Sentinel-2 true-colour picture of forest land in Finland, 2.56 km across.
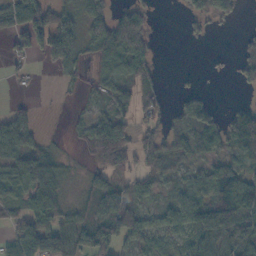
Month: November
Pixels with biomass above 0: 64%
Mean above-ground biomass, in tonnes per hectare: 47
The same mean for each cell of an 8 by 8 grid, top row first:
42 75 40 64 46 3 62 15
36 47 54 92 69 0 5 29
11 3 19 42 49 3 7 32
36 0 7 55 46 33 63 68
70 16 15 113 48 38 46 80
69 95 7 36 30 24 64 57
30 86 41 85 34 46 94 72
65 88 85 77 53 26 76 75
